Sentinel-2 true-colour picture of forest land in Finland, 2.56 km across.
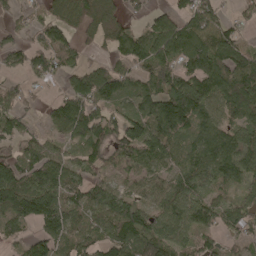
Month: April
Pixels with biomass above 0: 81%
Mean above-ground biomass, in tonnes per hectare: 98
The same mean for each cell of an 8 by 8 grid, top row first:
41 64 108 60 44 74 112 45
73 106 60 63 112 131 166 105
36 55 94 133 89 123 139 165
89 37 147 74 119 167 94 119
68 65 77 115 127 77 121 131
145 125 78 63 83 89 90 100
158 173 107 123 91 95 97 93
51 102 105 107 147 113 65 54
